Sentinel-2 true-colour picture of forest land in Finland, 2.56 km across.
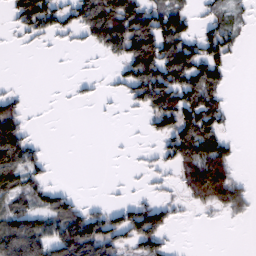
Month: February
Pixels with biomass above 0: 48%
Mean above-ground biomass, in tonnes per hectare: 60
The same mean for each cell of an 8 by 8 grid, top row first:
53 110 99 139 114 83 28 22
5 10 13 86 158 156 92 24
3 0 11 16 168 152 129 0
63 1 0 3 48 147 110 1
142 7 0 1 7 121 125 10
86 25 0 1 11 43 150 24
61 63 44 41 72 26 39 47
160 120 171 80 84 6 0 0
